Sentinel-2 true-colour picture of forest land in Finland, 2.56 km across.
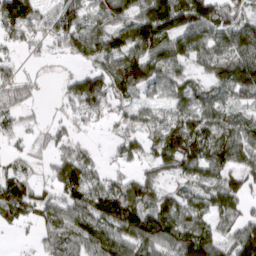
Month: March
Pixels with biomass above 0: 79%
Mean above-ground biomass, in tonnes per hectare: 76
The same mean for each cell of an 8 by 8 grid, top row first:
149 51 74 86 106 162 112 70
38 25 78 101 135 102 85 117
48 6 67 115 103 53 53 117
51 11 46 37 46 63 78 38
22 34 32 23 59 119 103 98
66 26 107 42 62 64 74 78
89 79 92 129 122 106 90 55
6 48 78 102 112 103 111 108
